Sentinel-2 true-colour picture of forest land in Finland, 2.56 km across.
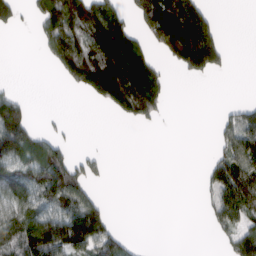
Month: March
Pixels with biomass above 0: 44%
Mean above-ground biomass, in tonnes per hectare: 76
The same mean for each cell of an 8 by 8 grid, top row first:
56 119 141 118 126 210 90 0
0 67 150 234 103 194 223 0
3 0 101 211 221 6 19 0
134 3 0 40 122 0 0 53
145 89 2 0 0 0 4 106
104 154 85 6 0 0 43 149
90 100 163 18 0 0 36 122
138 197 171 100 2 0 3 112
